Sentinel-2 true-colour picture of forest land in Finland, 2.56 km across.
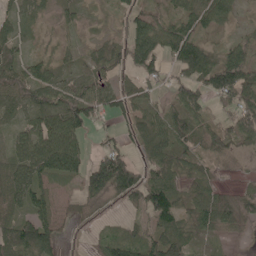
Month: May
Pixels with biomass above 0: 82%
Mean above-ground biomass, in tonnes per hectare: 50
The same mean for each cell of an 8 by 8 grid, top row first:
29 20 25 20 50 45 68 22
38 13 21 43 93 77 44 48
62 58 32 34 46 38 77 106
41 68 91 43 47 47 39 75
41 83 45 30 55 65 53 54
72 60 61 151 50 47 25 7
52 46 18 11 63 63 74 53
88 70 6 40 48 62 21 8
